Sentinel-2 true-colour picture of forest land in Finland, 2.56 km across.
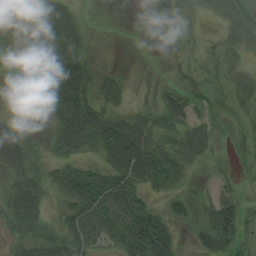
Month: August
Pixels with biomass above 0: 84%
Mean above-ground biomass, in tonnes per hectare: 38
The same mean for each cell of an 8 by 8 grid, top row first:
7 35 19 4 8 31 18 53
7 51 41 4 2 14 20 40
6 76 73 30 2 26 30 36
9 19 78 36 22 52 28 24
68 24 57 84 64 39 30 16
40 35 64 61 70 41 8 12
62 27 78 73 51 29 38 43
30 49 60 49 101 25 44 40
